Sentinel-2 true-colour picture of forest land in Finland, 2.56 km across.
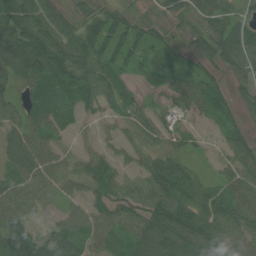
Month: July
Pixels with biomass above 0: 88%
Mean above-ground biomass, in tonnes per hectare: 57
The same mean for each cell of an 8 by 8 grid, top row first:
103 69 42 62 43 57 60 39
112 113 102 82 52 33 62 90
66 89 85 60 27 48 48 40
43 54 35 31 34 25 40 34
54 42 10 24 40 31 11 49
50 50 44 47 65 91 17 68
51 22 32 58 79 89 66 67
110 57 48 43 83 90 101 66
